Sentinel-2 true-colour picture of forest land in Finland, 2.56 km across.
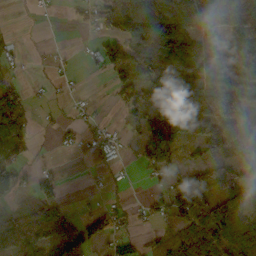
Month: October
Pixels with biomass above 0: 62%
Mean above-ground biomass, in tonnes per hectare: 65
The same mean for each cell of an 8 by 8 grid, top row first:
0 4 28 120 153 145 125 90
10 4 7 75 123 116 93 55
20 12 7 46 91 86 83 88
129 11 13 13 68 138 159 130
92 5 39 37 70 64 48 127
60 6 3 17 14 35 93 65
59 106 20 47 24 76 110 103
147 99 76 50 28 47 84 89
